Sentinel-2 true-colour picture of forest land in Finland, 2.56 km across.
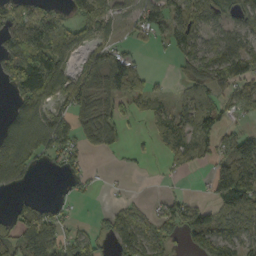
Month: September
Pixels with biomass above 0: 62%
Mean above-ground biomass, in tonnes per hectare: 73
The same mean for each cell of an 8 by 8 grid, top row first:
69 71 68 51 66 84 77 72
133 146 65 67 13 70 77 89
119 126 95 127 68 32 107 87
64 84 78 72 48 63 104 42
136 117 69 57 13 81 70 133
87 6 38 3 6 19 27 154
41 57 8 35 29 69 64 108
88 124 85 70 100 67 99 101
